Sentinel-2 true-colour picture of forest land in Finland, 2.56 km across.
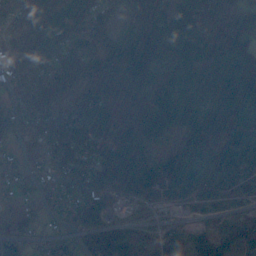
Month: November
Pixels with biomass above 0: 83%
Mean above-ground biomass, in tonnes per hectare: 63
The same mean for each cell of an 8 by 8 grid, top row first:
94 66 68 30 106 60 79 71
57 80 82 78 90 48 59 72
69 74 59 110 80 39 76 77
94 77 68 110 81 68 62 41
55 74 86 82 48 33 71 59
63 59 96 95 78 58 21 29
29 66 96 36 12 15 20 10
53 35 73 119 30 36 42 30
